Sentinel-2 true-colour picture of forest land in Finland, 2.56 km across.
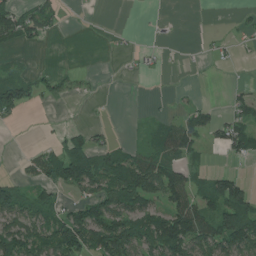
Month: July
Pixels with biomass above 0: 44%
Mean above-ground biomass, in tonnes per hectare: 44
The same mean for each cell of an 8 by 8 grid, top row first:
80 56 0 0 1 0 0 7
23 5 0 2 4 1 5 7
76 40 22 0 2 0 1 3
51 2 0 1 4 15 34 37
0 12 47 43 23 68 24 61
14 62 107 100 111 65 42 30
89 47 53 99 73 73 68 141
110 79 121 137 91 121 86 132
